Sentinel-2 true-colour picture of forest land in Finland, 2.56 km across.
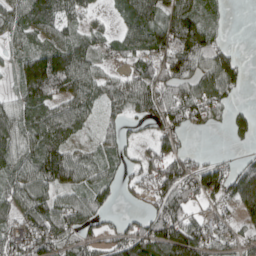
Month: April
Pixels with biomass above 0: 77%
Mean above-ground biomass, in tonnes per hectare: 77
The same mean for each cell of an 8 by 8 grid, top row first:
92 90 68 24 95 94 51 0
47 98 92 50 95 116 95 11
54 209 115 65 122 116 92 53
73 90 86 52 67 105 80 34
84 100 38 55 24 51 0 25
78 117 81 43 55 133 118 93
84 99 90 30 30 100 42 66
79 106 78 73 132 164 94 57
